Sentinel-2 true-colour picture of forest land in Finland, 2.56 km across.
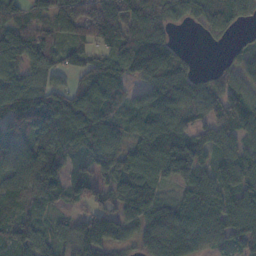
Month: November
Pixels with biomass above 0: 87%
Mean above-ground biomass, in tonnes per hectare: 92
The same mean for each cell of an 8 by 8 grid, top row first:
88 106 133 164 109 56 67 52
176 156 86 107 166 42 4 27
87 72 53 109 96 105 57 69
114 126 116 71 105 112 68 102
94 105 97 99 111 129 84 69
80 144 39 78 109 93 74 74
69 41 36 68 107 86 106 97
88 66 137 121 75 130 81 72
